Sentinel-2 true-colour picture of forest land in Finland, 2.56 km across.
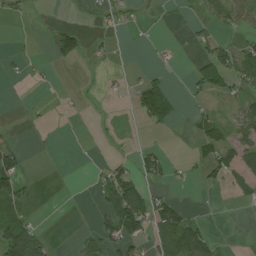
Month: July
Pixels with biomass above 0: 29%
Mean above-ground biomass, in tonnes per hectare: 29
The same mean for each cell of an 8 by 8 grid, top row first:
8 0 4 23 4 1 14 40
4 20 56 11 3 4 35 54
7 7 1 7 42 2 72 58
1 4 2 1 94 50 24 43
23 2 0 5 9 0 61 61
75 0 0 58 43 10 24 40
73 0 0 75 98 63 1 5
136 24 23 61 49 100 44 1
